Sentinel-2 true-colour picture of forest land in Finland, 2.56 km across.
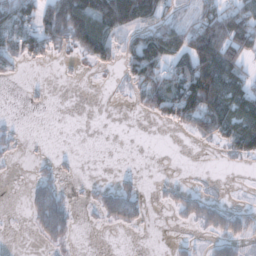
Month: November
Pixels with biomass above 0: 41%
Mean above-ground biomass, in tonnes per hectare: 39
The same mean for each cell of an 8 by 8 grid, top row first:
94 96 126 106 92 47 82 90
58 48 54 68 97 81 126 80
5 1 2 1 73 76 139 67
0 2 0 0 20 80 88 92
13 0 0 0 0 0 14 79
1 18 3 4 5 1 2 0
0 84 4 47 18 24 47 26
0 26 2 0 0 7 17 49
